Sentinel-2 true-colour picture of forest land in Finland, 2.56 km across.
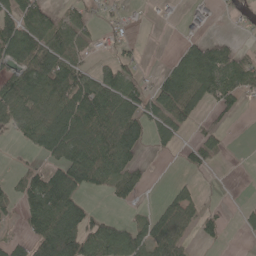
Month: May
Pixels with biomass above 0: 54%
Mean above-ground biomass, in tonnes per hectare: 53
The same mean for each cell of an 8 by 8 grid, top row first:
83 52 38 19 2 3 10 13
108 97 49 17 6 15 63 24
80 102 78 75 19 100 99 68
89 80 115 102 65 80 23 17
13 93 120 111 42 30 42 0
22 70 102 67 20 5 6 0
30 99 64 9 7 89 14 10
26 119 102 100 81 93 21 4
